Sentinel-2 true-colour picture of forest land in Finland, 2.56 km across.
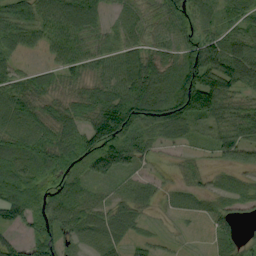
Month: September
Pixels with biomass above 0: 85%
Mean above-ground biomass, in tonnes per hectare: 57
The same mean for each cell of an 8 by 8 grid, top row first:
88 80 93 24 43 53 43 62
57 53 68 52 51 59 100 82
62 43 50 69 94 100 115 88
83 47 57 117 91 87 99 67
69 71 73 72 36 31 33 48
82 68 42 12 25 19 19 19
84 68 63 44 32 19 28 30
42 71 37 45 20 7 17 37
